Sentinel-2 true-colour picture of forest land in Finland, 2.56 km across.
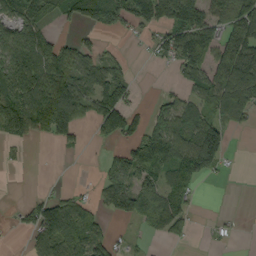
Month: September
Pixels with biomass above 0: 54%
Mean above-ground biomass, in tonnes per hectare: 62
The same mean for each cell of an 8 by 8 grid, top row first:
67 47 66 83 69 87 87 145
95 74 42 10 15 109 86 126
91 117 105 73 1 21 97 147
111 171 95 81 24 78 78 80
23 19 27 25 58 92 158 1
0 1 1 74 79 67 54 1
13 94 70 55 84 81 0 1
0 106 116 46 11 26 7 6
